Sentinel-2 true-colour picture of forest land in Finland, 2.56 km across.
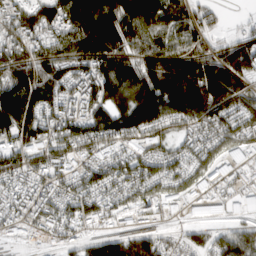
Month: March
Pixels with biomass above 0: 88%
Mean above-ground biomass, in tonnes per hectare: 132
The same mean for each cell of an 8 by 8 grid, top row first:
135 128 189 197 160 110 67 16
150 125 162 167 133 127 93 103
171 164 160 179 158 218 209 125
205 134 176 162 177 147 158 134
154 159 128 129 161 85 104 136
137 154 137 129 134 92 127 130
142 150 133 115 114 97 123 101
52 64 88 104 116 53 69 103
